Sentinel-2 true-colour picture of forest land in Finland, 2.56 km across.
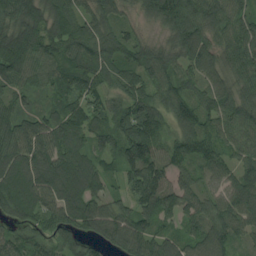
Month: August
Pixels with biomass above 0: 95%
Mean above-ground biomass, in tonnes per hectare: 96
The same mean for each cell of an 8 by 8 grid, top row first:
120 110 76 77 56 155 120 88
192 119 117 119 87 97 100 116
102 81 84 69 88 102 74 87
85 51 93 92 111 105 94 114
109 107 83 92 157 75 82 72
107 128 118 52 142 78 62 86
89 98 115 73 107 98 90 97
68 72 71 79 110 76 113 47
